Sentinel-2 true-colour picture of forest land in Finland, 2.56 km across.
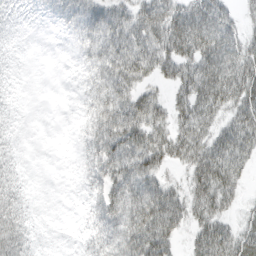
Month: March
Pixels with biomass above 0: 74%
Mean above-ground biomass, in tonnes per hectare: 40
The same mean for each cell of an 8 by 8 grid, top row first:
20 16 44 49 53 66 70 23
13 1 19 60 60 69 73 57
10 0 11 65 37 48 77 74
13 0 12 61 56 38 55 56
18 0 13 57 58 55 56 67
34 0 10 51 62 14 70 35
54 1 5 51 76 56 54 19
67 5 13 55 76 33 66 55
